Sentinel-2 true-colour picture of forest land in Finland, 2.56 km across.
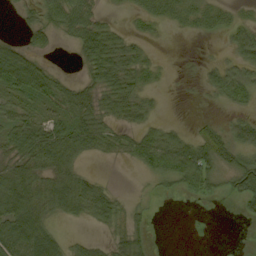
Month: September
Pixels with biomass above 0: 60%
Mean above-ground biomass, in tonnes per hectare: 35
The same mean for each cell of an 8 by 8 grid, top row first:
9 39 54 9 27 38 36 15
39 22 48 65 18 0 1 51
70 54 24 63 29 1 24 46
41 34 64 43 33 0 1 16
58 81 65 29 49 51 44 38
69 56 49 3 12 50 45 56
82 59 56 47 8 0 2 14
87 71 14 28 22 0 1 0
